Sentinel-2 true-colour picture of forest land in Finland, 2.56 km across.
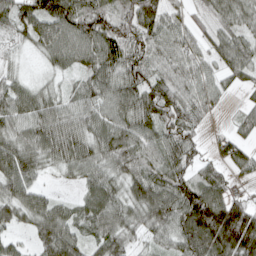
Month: April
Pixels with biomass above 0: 89%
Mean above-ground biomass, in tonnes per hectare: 71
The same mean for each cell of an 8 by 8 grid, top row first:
93 131 96 70 100 43 40 66
33 74 84 92 82 72 50 68
39 23 45 81 86 79 59 42
76 69 66 74 91 97 43 30
78 84 83 94 71 80 24 57
90 23 46 62 78 77 55 30
75 66 48 81 95 109 137 86
32 86 58 79 40 72 123 153
